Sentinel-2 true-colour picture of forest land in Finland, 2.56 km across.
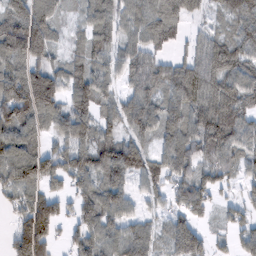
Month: February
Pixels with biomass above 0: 84%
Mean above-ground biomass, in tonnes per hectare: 80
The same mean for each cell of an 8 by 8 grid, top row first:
107 92 33 71 79 72 32 86
118 90 51 64 62 34 66 89
104 124 85 54 78 99 76 86
130 106 94 61 99 89 96 88
107 49 89 81 60 91 103 78
105 96 90 96 82 78 73 48
62 101 73 94 27 55 48 47
115 102 78 79 79 96 51 54
